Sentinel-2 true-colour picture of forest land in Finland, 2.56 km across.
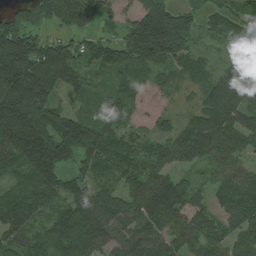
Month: July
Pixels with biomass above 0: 89%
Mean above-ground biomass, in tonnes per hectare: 121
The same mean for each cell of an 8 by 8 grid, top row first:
102 126 220 70 138 165 90 108
204 140 94 117 205 164 33 99
261 232 97 54 44 60 92 185
250 162 45 88 23 38 122 127
204 187 221 130 83 112 138 103
97 161 93 88 123 69 48 102
145 80 132 117 112 115 72 153
101 127 163 78 108 91 107 115
